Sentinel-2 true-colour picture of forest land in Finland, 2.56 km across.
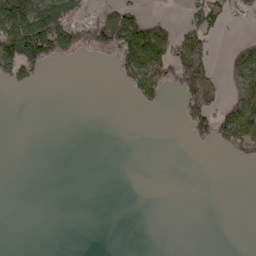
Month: April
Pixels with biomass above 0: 24%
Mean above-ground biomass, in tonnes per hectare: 39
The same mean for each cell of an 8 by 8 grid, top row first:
227 208 72 99 50 5 78 35
179 154 84 91 178 107 58 50
65 5 0 5 99 76 115 86
0 0 0 0 8 7 98 131
0 0 0 0 0 0 24 92
0 0 0 0 0 0 0 0
0 0 0 0 0 0 0 0
0 0 0 0 0 0 0 0
